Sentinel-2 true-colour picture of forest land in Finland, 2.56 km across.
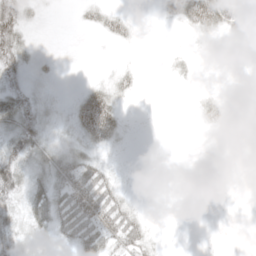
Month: May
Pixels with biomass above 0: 49%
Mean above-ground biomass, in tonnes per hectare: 17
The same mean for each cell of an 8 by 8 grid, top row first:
49 5 7 18 1 29 59 67
41 8 2 4 1 2 2 12
22 9 1 15 3 5 1 1
49 11 39 38 0 0 15 1
45 27 21 17 0 0 0 0
52 34 44 16 0 0 0 0
30 48 59 40 5 0 0 0
30 20 35 31 23 0 0 0
